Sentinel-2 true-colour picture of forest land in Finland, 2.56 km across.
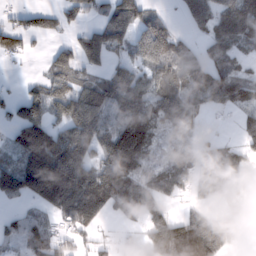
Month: February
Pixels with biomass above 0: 70%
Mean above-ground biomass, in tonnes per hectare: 90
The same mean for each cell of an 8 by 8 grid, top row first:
31 49 46 88 85 27 133 143
56 26 91 77 140 97 55 64
6 63 69 120 101 121 134 114
63 108 145 94 102 172 50 45
100 184 172 162 136 46 46 43
141 238 207 146 58 72 110 52
19 86 206 92 80 13 40 35
48 81 31 22 49 116 193 45
